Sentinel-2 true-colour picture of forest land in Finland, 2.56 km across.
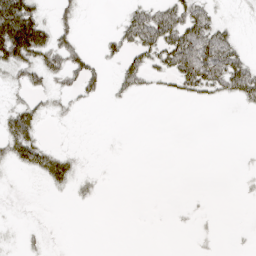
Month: April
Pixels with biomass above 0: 35%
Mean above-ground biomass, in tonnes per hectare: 19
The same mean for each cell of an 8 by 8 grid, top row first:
124 14 17 2 49 55 40 4
110 62 26 19 54 77 74 25
18 31 40 10 31 36 67 69
30 14 4 0 0 0 0 4
41 12 1 2 0 0 0 0
3 26 14 1 0 0 0 3
3 1 2 0 0 2 2 0
3 6 0 0 0 0 3 1
